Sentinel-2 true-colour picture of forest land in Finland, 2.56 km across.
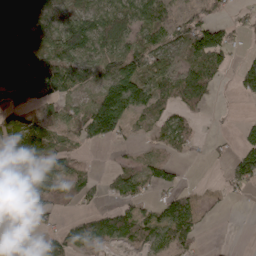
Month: April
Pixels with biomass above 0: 64%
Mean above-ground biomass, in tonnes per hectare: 69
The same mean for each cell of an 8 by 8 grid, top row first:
99 88 106 106 98 62 56 17
97 94 129 118 88 48 191 25
110 116 83 110 104 113 131 68
46 44 66 174 62 61 20 3
76 84 51 36 16 73 15 60
87 104 81 44 66 38 1 85
53 59 32 44 51 124 19 2
29 59 64 58 58 108 4 0
